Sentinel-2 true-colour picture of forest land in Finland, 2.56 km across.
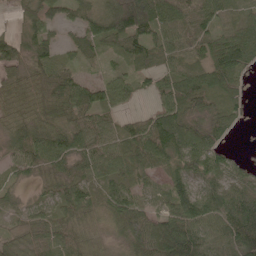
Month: May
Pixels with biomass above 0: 89%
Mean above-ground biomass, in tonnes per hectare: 56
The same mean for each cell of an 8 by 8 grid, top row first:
21 49 41 98 124 78 59 37
54 57 32 27 62 66 58 95
42 62 41 43 30 68 76 36
42 49 73 44 20 85 48 39
43 77 66 60 96 109 73 3
23 38 40 53 42 62 56 28
25 37 58 55 50 88 84 84
28 63 47 24 89 92 78 75
